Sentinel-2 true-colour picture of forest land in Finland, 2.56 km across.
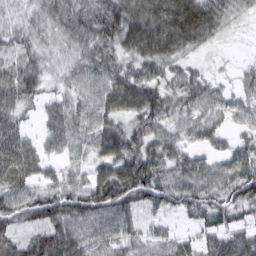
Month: March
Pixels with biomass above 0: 90%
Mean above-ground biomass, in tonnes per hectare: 61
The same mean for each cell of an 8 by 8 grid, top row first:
36 58 73 97 89 94 66 26
57 46 60 69 83 62 25 5
79 42 55 72 75 49 35 24
51 40 58 67 86 55 52 41
89 46 49 81 75 52 39 39
84 41 31 93 104 63 58 83
72 83 83 85 51 50 72 59
54 85 76 58 41 38 50 69
